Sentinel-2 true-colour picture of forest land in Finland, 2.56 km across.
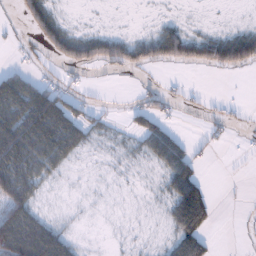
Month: January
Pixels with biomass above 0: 48%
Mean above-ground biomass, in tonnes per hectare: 34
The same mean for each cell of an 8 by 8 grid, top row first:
15 64 1 1 1 6 1 1
9 44 72 69 52 85 67 98
56 24 11 5 7 6 1 2
93 117 36 6 42 13 17 8
106 100 48 9 29 36 7 3
105 40 3 6 3 56 6 1
97 9 5 2 4 63 54 2
143 110 13 3 4 46 28 3
